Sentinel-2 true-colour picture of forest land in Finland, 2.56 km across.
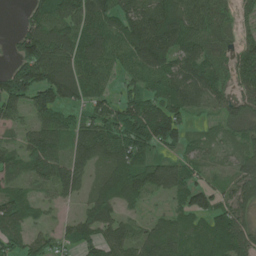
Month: June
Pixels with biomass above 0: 81%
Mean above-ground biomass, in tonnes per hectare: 79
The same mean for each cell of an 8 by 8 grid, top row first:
5 101 129 96 116 124 90 45
53 166 112 75 148 108 72 67
134 145 124 42 74 84 94 78
70 102 51 76 116 97 31 73
40 98 93 109 127 73 35 47
50 78 75 69 100 87 27 61
85 31 33 70 30 37 76 70
61 52 72 76 64 66 75 98
